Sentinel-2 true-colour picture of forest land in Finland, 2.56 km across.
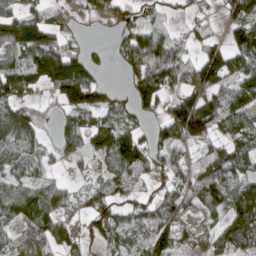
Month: April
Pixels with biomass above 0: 70%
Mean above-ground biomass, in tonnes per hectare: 68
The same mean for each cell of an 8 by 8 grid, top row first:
80 55 20 46 30 11 20 86
117 115 39 26 92 57 57 91
111 127 149 5 88 60 92 83
78 23 101 74 40 100 106 86
75 26 59 147 73 73 57 70
50 28 14 59 40 42 93 92
95 93 40 67 43 69 61 123
40 101 37 53 54 54 35 102
